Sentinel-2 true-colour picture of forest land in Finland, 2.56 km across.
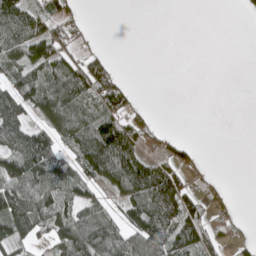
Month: May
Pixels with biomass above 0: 53%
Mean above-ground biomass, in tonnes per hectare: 54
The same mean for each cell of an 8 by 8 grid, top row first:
97 56 34 0 0 0 0 5
75 100 43 6 0 0 0 0
67 85 119 99 0 0 0 0
74 73 71 82 19 0 0 0
80 56 101 167 50 42 0 0
99 106 66 106 134 78 16 0
105 89 77 40 119 110 53 10
69 36 114 121 108 89 63 30
